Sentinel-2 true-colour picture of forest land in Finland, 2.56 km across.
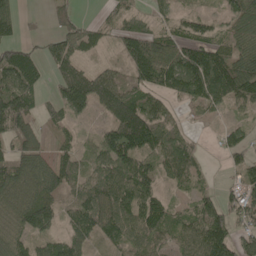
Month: May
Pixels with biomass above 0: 77%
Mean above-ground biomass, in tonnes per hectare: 80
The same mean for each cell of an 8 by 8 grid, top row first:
68 29 33 37 48 45 42 77
78 47 78 35 127 95 94 74
129 33 127 103 92 110 150 139
135 45 55 115 123 32 34 27
86 42 41 113 125 81 7 66
122 131 77 136 66 66 25 60
103 95 104 138 112 39 76 71
80 73 77 66 92 62 142 69
